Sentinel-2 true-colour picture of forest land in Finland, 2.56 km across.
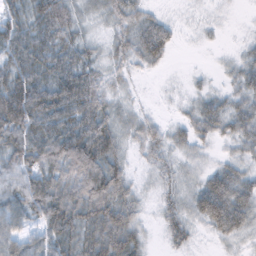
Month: February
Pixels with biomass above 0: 87%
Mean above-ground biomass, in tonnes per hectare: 52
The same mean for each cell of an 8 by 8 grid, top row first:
58 85 30 40 34 9 11 4
82 75 48 34 58 14 6 15
96 73 85 26 6 4 9 38
125 96 87 43 17 12 49 46
88 103 101 64 42 30 25 38
72 86 95 87 12 29 44 46
72 96 82 89 21 40 87 79
69 65 80 91 30 36 12 27
